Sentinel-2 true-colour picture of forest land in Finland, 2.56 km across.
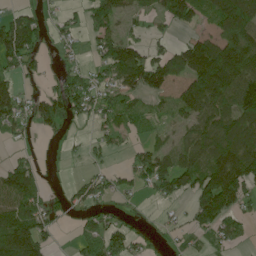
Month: June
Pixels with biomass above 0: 61%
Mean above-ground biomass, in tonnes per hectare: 69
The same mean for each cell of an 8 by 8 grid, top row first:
60 24 25 78 37 102 60 155
122 16 22 91 65 49 127 156
50 24 63 61 111 65 174 155
87 96 50 73 35 46 113 107
15 6 10 34 35 38 112 128
102 6 15 32 65 112 122 153
86 64 33 20 5 14 157 71
172 53 48 86 30 13 16 35
